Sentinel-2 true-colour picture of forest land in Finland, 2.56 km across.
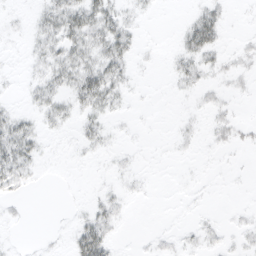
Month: March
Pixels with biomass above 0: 38%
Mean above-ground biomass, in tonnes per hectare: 8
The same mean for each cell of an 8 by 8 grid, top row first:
2 19 31 22 4 0 22 1
1 16 26 29 3 8 26 4
1 17 30 26 1 9 7 5
9 16 13 9 1 1 6 2
35 2 7 3 1 3 3 5
23 1 0 3 2 0 1 1
3 0 2 12 0 0 1 2
1 1 31 13 1 3 5 4
